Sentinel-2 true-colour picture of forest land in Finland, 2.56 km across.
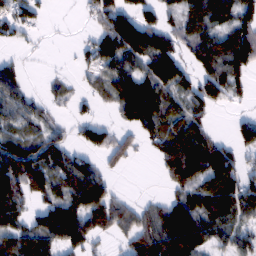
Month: February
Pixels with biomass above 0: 68%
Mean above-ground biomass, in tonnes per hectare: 70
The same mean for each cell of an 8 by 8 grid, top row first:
71 12 6 103 71 45 92 90
15 2 18 105 112 80 104 122
69 15 15 58 70 89 89 52
64 29 20 13 65 54 45 15
86 83 37 63 30 124 97 58
142 94 121 29 0 101 103 76
87 80 125 104 42 113 112 90
93 88 110 22 108 145 67 58
